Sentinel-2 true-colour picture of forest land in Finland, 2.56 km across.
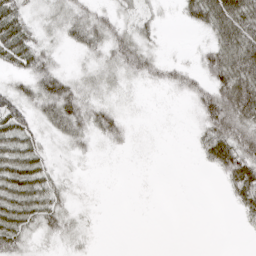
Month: April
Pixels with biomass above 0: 64%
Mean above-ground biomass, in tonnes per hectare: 28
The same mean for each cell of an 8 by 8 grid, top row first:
39 22 37 27 23 9 61 71
51 20 25 46 36 2 31 71
23 58 25 21 24 31 40 74
52 44 54 29 2 1 70 78
46 18 20 14 2 0 48 79
59 35 6 1 1 0 3 65
56 47 8 0 0 0 0 27
40 17 13 0 0 0 0 1
